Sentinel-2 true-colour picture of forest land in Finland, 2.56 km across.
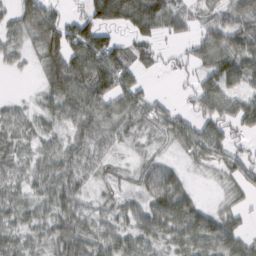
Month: February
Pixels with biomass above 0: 80%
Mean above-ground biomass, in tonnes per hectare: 50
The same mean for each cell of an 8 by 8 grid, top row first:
43 72 45 116 146 67 35 61
36 84 112 90 48 15 64 70
3 60 109 107 25 8 48 63
28 36 77 50 45 30 51 57
37 33 50 31 12 27 80 22
36 53 43 12 37 44 10 41
41 39 37 24 46 95 30 21
36 34 57 49 48 50 72 48
